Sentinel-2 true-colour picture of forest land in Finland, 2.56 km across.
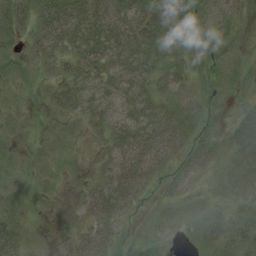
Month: August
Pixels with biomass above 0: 71%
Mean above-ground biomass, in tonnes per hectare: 21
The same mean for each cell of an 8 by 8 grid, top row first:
26 38 48 41 41 44 16 7
9 26 30 34 33 26 19 5
8 8 26 27 25 18 15 10
4 8 21 27 33 32 17 13
3 3 2 32 57 41 21 34
3 5 2 39 50 17 12 40
14 1 12 43 9 12 17 18
33 4 27 29 8 4 13 16
